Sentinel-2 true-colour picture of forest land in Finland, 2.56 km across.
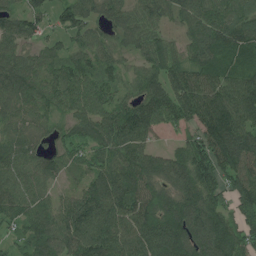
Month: July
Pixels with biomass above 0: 92%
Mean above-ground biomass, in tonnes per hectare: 105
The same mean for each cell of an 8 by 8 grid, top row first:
75 71 101 86 97 80 122 116
83 58 70 73 93 73 127 115
119 87 113 71 87 105 108 108
82 75 94 107 128 140 128 136
88 51 88 118 93 89 148 153
102 82 55 117 130 108 130 131
97 89 148 141 130 138 130 81
53 111 136 135 138 148 140 100
